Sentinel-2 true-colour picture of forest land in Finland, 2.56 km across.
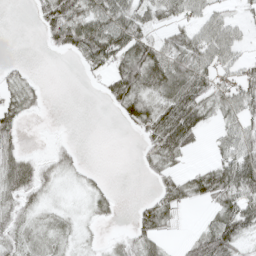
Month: May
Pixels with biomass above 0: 62%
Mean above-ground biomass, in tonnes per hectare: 37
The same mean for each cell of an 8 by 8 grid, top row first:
0 49 67 73 44 44 40 18
0 15 73 88 71 55 72 27
19 2 6 44 73 79 51 51
39 4 0 10 51 86 44 51
26 4 4 0 26 74 10 51
59 22 14 2 10 35 59 97
36 18 10 20 29 42 20 76
34 33 15 13 44 9 69 47
